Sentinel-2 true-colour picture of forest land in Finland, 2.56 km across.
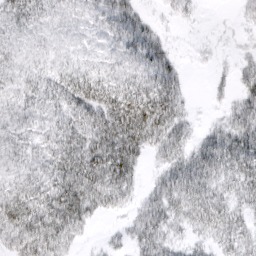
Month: March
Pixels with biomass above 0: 82%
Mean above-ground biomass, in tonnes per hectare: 36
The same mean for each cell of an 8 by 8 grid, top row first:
35 21 14 41 20 13 1 8
17 14 11 16 47 8 4 7
23 31 49 35 37 35 5 25
27 29 50 73 87 49 4 36
26 29 57 74 51 42 40 56
25 39 81 69 16 47 47 51
65 70 68 28 31 44 56 34
45 65 20 9 41 23 26 36
